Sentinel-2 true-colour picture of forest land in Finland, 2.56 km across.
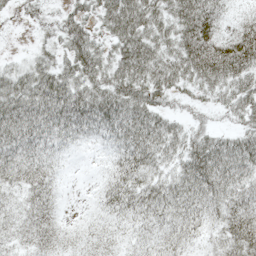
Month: May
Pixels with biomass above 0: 87%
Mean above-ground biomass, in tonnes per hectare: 43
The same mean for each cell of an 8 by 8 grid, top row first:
10 15 34 60 69 59 63 18
2 23 60 42 72 60 85 82
46 52 54 56 69 54 61 54
59 61 62 61 57 21 24 42
53 41 20 32 61 43 57 50
37 29 0 29 40 38 65 49
25 33 2 29 44 44 42 50
25 34 17 19 22 31 24 56
